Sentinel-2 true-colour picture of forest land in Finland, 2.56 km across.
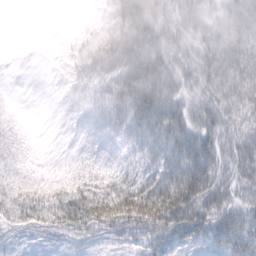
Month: February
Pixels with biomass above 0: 82%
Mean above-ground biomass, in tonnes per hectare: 29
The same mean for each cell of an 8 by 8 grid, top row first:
0 0 2 48 62 37 26 42
0 3 23 57 55 34 38 48
1 4 22 36 56 30 40 51
9 1 9 30 47 33 31 38
21 3 8 13 27 41 34 35
22 13 22 21 25 51 43 32
38 41 49 64 61 61 44 30
7 8 12 10 27 30 27 44
